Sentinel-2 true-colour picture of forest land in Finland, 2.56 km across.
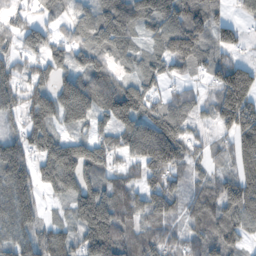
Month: November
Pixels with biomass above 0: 84%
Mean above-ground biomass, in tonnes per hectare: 98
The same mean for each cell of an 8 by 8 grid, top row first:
48 56 65 139 97 131 105 35
64 96 79 87 58 150 87 52
71 68 110 97 86 48 54 194
48 119 130 120 116 88 43 198
81 110 94 85 160 150 42 131
131 94 129 75 90 76 55 123
126 17 123 149 96 67 121 142
91 107 95 176 100 65 124 78
